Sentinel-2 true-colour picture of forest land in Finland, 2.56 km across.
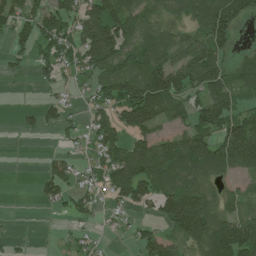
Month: July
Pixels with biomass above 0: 65%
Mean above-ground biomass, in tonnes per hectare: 74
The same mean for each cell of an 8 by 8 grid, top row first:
88 102 87 129 86 59 143 104
44 81 108 130 87 82 110 31
10 34 29 93 143 122 127 79
12 49 21 77 165 78 115 83
0 0 28 99 83 85 105 189
0 66 45 98 116 80 71 46
0 17 45 28 43 145 98 63
9 1 30 10 57 65 156 165
